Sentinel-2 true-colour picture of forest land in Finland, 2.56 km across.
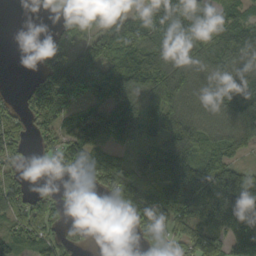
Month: September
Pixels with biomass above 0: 76%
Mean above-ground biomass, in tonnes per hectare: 98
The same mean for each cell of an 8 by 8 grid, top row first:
0 13 153 95 99 174 119 72
2 76 67 97 125 133 135 142
1 136 185 113 151 122 68 123
40 149 92 138 125 108 69 121
76 67 129 76 68 143 77 80
58 31 55 126 55 173 141 97
110 89 15 32 149 160 184 195
84 80 55 19 57 71 119 174
